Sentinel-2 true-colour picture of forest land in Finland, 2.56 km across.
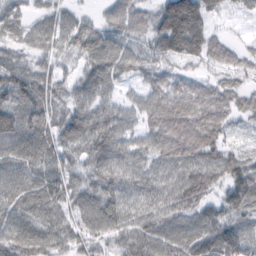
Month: February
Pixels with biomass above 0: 93%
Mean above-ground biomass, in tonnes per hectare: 74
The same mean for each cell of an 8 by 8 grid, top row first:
46 36 40 61 66 180 70 25
33 49 76 91 56 110 84 35
91 65 58 79 48 51 41 45
88 79 85 87 71 104 100 58
84 89 88 97 59 105 96 24
80 100 57 84 62 75 84 98
83 91 76 81 67 73 65 96
84 78 57 52 75 82 96 103
